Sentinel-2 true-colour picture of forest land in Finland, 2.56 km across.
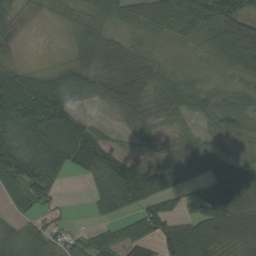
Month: August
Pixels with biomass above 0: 81%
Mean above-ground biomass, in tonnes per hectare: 64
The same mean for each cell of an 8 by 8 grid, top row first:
22 15 32 47 60 85 96 103
14 3 45 54 45 16 49 88
96 59 62 63 73 56 36 42
185 167 44 21 55 62 48 60
81 125 153 46 28 43 42 39
135 133 24 125 93 67 75 95
27 23 0 56 67 30 67 95
55 49 31 39 55 116 103 71
